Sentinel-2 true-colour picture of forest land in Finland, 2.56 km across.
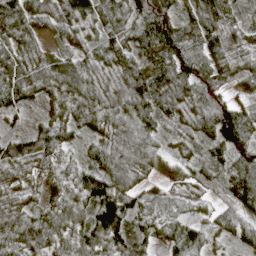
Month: April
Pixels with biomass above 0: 95%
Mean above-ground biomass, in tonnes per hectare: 66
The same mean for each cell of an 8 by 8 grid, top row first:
91 63 88 73 99 68 92 36
54 25 43 76 71 110 96 44
74 69 84 54 95 103 69 50
49 35 69 74 81 51 77 80
64 65 27 71 64 23 59 97
52 38 56 95 39 30 34 115
55 59 74 126 56 36 25 71
88 78 78 88 58 62 40 42
